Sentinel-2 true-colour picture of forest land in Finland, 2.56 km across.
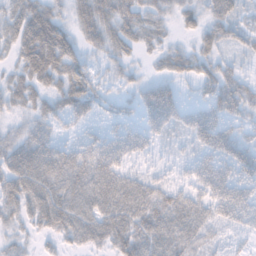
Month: November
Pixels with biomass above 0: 82%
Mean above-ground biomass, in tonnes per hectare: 46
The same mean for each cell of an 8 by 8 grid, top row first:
46 54 41 52 47 31 44 30
40 76 33 37 26 24 33 22
31 47 47 23 25 35 42 40
24 38 44 20 54 58 54 48
47 59 42 67 50 13 60 60
68 64 61 69 33 19 64 59
46 75 61 65 66 59 50 75
24 20 42 59 65 56 28 18
